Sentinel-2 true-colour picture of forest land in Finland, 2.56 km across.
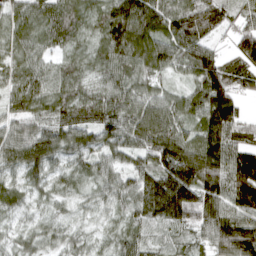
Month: April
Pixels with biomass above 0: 96%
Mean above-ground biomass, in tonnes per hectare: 92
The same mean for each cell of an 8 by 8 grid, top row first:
60 90 75 110 144 117 128 65
56 59 50 103 119 119 77 109
67 73 73 75 69 36 90 76
51 76 124 116 99 80 130 72
122 138 98 86 103 151 145 101
62 88 51 64 100 185 162 175
60 34 30 45 96 186 135 121
33 42 42 45 64 50 82 186
